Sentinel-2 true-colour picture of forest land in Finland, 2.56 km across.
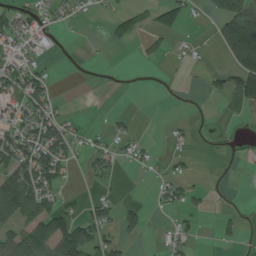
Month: August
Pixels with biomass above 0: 35%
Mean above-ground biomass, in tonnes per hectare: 35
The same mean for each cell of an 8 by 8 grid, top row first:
48 27 13 25 34 68 22 129
39 12 0 7 10 7 6 153
65 39 1 0 0 1 17 104
51 49 3 5 0 0 2 24
88 99 24 27 15 9 4 7
113 74 6 30 6 27 5 3
128 63 26 33 28 31 17 8
73 96 120 39 13 35 0 17
